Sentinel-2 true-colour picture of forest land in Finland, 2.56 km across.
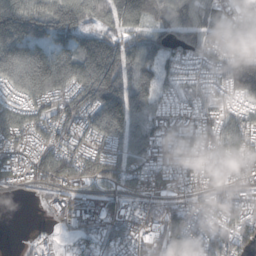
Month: October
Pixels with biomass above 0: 89%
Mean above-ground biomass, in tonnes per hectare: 88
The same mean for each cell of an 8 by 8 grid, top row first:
214 161 127 101 111 126 97 56
170 131 112 117 105 93 82 67
118 195 123 179 96 46 45 124
88 83 104 179 104 54 53 59
85 87 66 74 118 72 80 82
62 103 82 77 88 72 68 51
0 38 65 47 43 73 54 55
3 20 32 61 73 112 80 69
